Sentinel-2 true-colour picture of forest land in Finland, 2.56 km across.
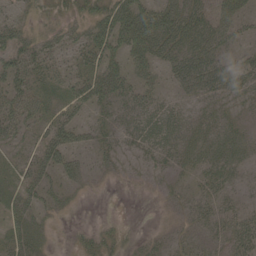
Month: May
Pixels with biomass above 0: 69%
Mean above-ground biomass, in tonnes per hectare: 28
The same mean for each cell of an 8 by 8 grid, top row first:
18 18 27 59 56 50 37 33
40 28 30 49 52 41 43 17
45 33 36 44 22 24 42 33
51 30 28 23 38 26 20 14
22 45 24 19 31 32 35 29
22 30 25 11 8 12 27 16
34 25 4 0 0 12 22 18
33 13 18 23 10 13 21 38
